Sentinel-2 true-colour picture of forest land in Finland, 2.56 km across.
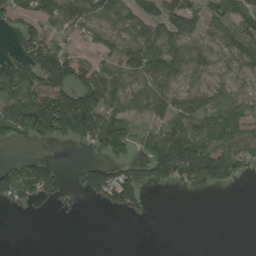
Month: August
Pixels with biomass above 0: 57%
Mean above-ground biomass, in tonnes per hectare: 59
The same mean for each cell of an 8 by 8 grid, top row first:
52 76 97 69 66 95 66 92
40 91 38 67 88 88 64 83
105 123 79 51 51 67 56 52
58 143 182 67 25 86 103 73
20 24 40 105 22 86 89 94
94 89 48 106 78 84 97 41
27 11 11 54 32 0 0 0
0 0 0 0 0 0 0 0
